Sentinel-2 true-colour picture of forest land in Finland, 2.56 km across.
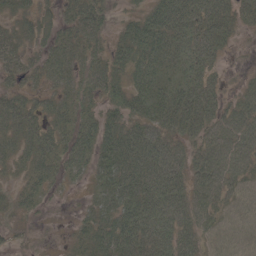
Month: May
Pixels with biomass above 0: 86%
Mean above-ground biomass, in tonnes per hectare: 50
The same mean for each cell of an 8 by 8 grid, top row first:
45 31 79 25 46 74 69 43
55 52 67 41 76 53 61 7
36 42 49 52 52 44 45 11
75 50 51 36 53 76 62 54
59 66 62 65 72 46 61 67
25 52 32 63 68 58 76 49
34 10 13 55 66 69 57 39
11 3 32 67 67 62 33 33
